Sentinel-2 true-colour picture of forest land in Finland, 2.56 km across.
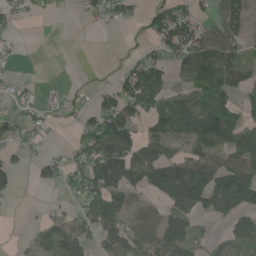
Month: June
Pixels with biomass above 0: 56%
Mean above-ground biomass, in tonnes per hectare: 60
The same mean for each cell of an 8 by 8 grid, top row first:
24 13 15 41 28 97 33 69
8 0 0 1 22 74 111 52
18 1 3 19 112 29 115 62
35 25 35 65 61 133 124 77
37 19 42 80 85 59 97 102
23 26 59 70 93 180 150 146
3 9 38 95 54 87 103 132
7 65 58 96 97 145 40 72
